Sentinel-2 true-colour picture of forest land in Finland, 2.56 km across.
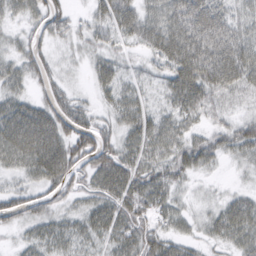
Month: March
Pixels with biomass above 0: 84%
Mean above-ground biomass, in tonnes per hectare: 42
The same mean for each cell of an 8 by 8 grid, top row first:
27 52 10 52 52 71 82 32
22 23 13 25 28 73 86 63
34 36 4 36 19 49 77 56
55 57 41 27 41 39 36 17
77 91 67 40 53 48 43 45
25 66 40 66 56 40 12 7
43 32 23 55 53 31 15 44
10 40 33 38 53 35 20 37
